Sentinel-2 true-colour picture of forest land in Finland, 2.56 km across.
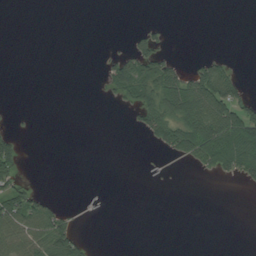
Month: August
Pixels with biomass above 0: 23%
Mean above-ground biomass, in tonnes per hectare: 21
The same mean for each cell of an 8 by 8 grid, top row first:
0 0 0 0 0 0 0 0
0 0 0 3 47 1 0 0
0 0 0 57 81 70 89 22
1 0 0 1 54 82 88 66
30 0 0 0 8 75 110 99
35 0 0 0 1 1 12 41
72 40 2 0 0 0 0 0
57 75 32 0 0 0 0 0
